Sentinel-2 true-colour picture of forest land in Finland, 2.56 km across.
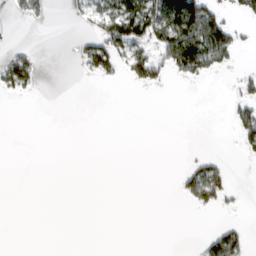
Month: March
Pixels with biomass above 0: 19%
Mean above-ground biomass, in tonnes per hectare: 21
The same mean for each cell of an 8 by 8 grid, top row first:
15 14 18 90 97 118 105 25
23 0 28 79 45 105 112 35
71 0 5 18 48 13 12 19
0 0 0 0 0 0 0 42
0 0 0 0 0 0 1 20
0 0 0 0 0 8 85 0
0 0 0 0 0 1 21 8
0 0 0 0 0 0 29 46
